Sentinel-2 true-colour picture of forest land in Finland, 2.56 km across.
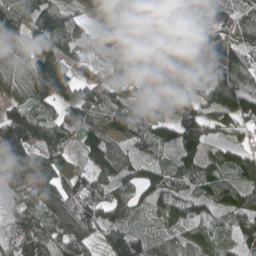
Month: May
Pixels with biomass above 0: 94%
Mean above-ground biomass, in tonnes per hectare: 114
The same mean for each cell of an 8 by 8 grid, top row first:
120 159 54 154 87 108 103 98
83 158 92 131 114 115 111 75
107 224 110 143 146 108 84 125
91 90 128 142 110 107 100 136
203 120 76 105 107 128 95 58
129 191 104 120 111 99 137 125
60 176 180 117 59 108 88 150
74 116 119 91 85 94 85 75
